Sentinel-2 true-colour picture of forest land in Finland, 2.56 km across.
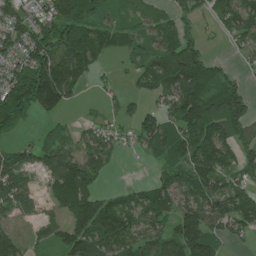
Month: June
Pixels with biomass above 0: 72%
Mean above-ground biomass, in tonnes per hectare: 90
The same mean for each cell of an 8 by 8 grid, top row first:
90 113 156 40 61 70 48 100
76 166 153 71 50 146 34 32
122 244 119 14 65 164 107 35
140 81 10 29 68 125 157 122
37 72 75 61 73 136 136 88
120 86 157 15 4 91 111 55
66 31 131 110 94 83 93 110
91 39 124 149 73 114 124 34
